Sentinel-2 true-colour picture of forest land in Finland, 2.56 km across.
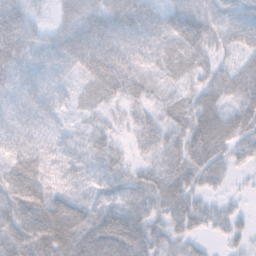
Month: November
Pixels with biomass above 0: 91%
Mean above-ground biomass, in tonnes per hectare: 39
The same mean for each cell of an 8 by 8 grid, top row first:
39 10 42 39 45 55 56 44
39 32 57 42 33 44 40 38
28 30 23 46 26 25 30 51
25 29 16 18 23 33 51 50
24 21 21 25 26 38 72 46
48 30 26 33 34 46 46 8
59 68 42 48 52 49 27 12
67 80 67 79 67 39 14 20
